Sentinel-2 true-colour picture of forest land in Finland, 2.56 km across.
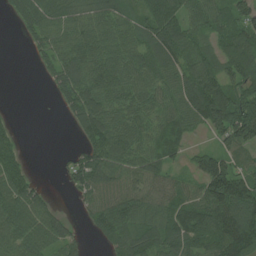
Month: July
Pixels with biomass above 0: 79%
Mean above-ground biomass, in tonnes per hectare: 74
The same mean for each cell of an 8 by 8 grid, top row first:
43 83 81 80 85 109 83 82
1 71 99 79 83 114 57 113
0 31 101 88 84 79 109 96
3 1 106 78 77 73 146 121
41 0 42 98 66 57 26 106
77 1 83 86 84 31 133 93
94 51 22 80 70 78 104 122
82 74 26 61 77 89 86 132
